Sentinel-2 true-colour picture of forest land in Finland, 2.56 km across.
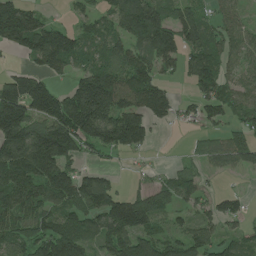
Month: June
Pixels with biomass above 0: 74%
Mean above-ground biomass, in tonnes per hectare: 95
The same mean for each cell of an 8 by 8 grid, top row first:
189 29 39 89 189 88 51 35
77 166 81 83 120 121 99 55
116 70 83 122 111 29 108 53
196 165 217 167 139 60 69 57
168 196 114 111 70 0 39 74
147 151 97 34 16 61 27 16
106 82 98 132 129 60 49 42
98 133 137 116 114 74 74 61
